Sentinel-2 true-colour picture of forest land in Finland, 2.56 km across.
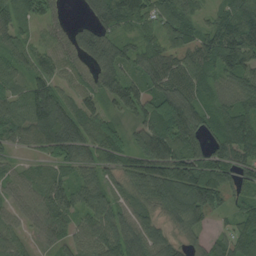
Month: August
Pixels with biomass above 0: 90%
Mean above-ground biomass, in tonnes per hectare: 86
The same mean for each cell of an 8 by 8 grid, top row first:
86 78 21 101 75 92 43 124
63 53 95 95 62 83 110 161
55 70 37 104 77 107 72 92
80 122 103 55 100 176 73 94
51 100 115 103 97 138 75 129
51 64 60 55 102 148 122 68
55 99 85 87 69 104 113 58
49 40 74 105 124 65 52 102
